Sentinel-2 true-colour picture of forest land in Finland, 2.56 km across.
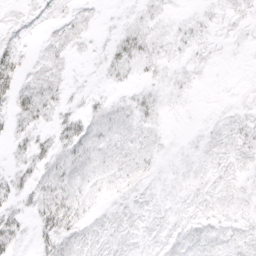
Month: April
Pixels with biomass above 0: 72%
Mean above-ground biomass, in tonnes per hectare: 10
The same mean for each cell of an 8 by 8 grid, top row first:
5 8 9 2 7 4 6 8
11 9 6 9 14 6 5 3
18 14 2 7 6 5 2 1
18 14 11 11 10 3 1 5
10 17 28 13 10 2 6 11
13 21 15 11 8 4 7 8
13 33 16 7 7 6 7 6
17 21 15 11 8 9 9 8
